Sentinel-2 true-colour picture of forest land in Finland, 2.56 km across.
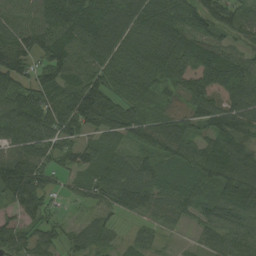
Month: August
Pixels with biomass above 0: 90%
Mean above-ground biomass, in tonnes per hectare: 87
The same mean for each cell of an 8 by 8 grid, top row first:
58 98 116 108 126 131 107 66
110 92 84 95 96 120 93 43
90 89 92 82 90 117 146 108
106 118 154 132 62 66 99 114
89 86 73 58 72 107 80 105
167 77 56 82 77 48 81 142
80 66 18 59 76 83 65 112
85 67 48 33 31 10 45 76
